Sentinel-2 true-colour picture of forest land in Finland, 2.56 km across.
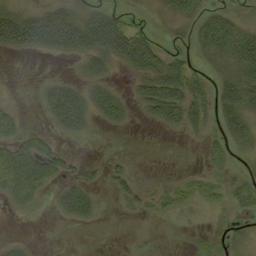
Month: September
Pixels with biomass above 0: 46%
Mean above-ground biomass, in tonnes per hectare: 22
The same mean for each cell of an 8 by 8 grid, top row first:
34 40 24 33 4 21 18 10
30 30 38 67 61 10 26 43
0 9 14 14 32 58 24 37
22 25 48 36 14 43 26 41
43 27 3 1 0 0 14 17
99 54 17 14 3 5 15 8
17 4 32 2 12 21 9 11
5 0 0 0 2 1 10 5
